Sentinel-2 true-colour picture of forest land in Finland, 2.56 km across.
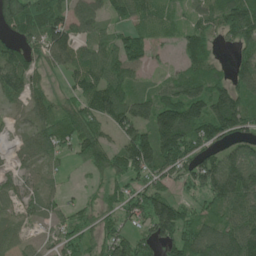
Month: June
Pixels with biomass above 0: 83%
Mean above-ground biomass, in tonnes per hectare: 84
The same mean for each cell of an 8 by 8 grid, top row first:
105 84 84 49 68 35 69 150
61 103 68 92 69 37 65 68
99 33 65 111 40 65 93 117
36 70 103 129 105 172 144 136
29 91 99 64 160 183 103 81
41 36 6 89 89 75 131 180
35 46 36 55 101 111 55 96
45 25 58 84 49 89 123 161
